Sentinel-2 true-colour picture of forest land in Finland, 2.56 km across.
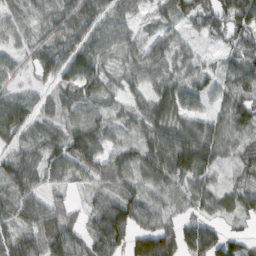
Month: February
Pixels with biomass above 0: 88%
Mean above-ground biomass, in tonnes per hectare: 61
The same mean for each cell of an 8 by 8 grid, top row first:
40 45 73 61 19 47 69 112
28 56 79 60 50 51 13 60
31 40 77 31 54 67 52 71
85 33 55 28 62 70 56 89
47 66 94 38 61 107 108 36
90 40 43 73 52 85 46 32
60 66 27 103 70 36 48 52
67 97 54 107 120 102 89 39
